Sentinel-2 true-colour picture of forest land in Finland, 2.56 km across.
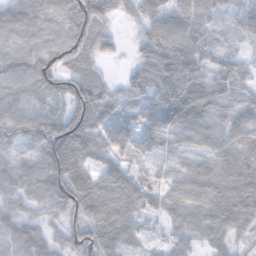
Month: November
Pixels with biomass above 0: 93%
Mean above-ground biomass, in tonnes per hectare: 67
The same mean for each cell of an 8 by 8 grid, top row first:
78 68 99 44 41 68 63 50
73 79 86 37 45 92 50 28
68 82 74 20 53 101 63 70
66 65 104 56 63 100 69 64
41 94 92 79 66 57 62 75
62 83 72 68 41 58 87 83
50 54 86 93 73 72 80 85
53 62 77 78 41 50 52 39
